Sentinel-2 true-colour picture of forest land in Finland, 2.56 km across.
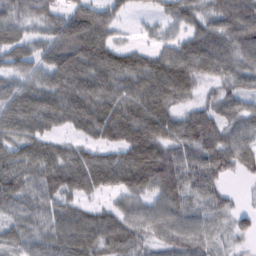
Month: February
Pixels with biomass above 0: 89%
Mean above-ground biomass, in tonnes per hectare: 74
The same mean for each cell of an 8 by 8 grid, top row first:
73 71 104 56 16 52 64 110
72 82 125 75 40 67 93 93
70 78 92 81 90 105 49 61
91 87 86 91 94 64 75 60
80 66 49 66 111 77 92 72
96 95 108 90 123 105 81 31
60 67 57 47 55 73 54 26
55 76 90 79 54 67 45 27
